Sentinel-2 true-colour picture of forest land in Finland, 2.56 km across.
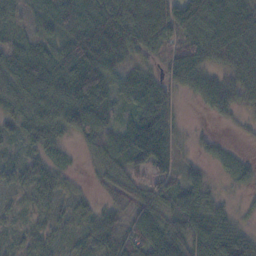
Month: November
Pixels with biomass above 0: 87%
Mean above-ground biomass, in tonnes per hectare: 55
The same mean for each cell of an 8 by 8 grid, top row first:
31 37 67 84 84 78 103 108
44 38 91 77 52 53 86 78
72 73 94 53 55 64 49 53
62 63 89 36 63 31 23 25
30 47 25 70 151 57 19 8
37 53 12 44 47 50 21 34
22 29 32 37 65 57 59 15
23 38 37 67 79 80 74 79
